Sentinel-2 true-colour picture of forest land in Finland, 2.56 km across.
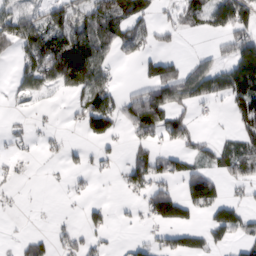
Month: February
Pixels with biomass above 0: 47%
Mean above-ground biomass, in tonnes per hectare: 52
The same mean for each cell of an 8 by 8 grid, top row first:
77 63 80 125 75 35 70 86
67 126 175 71 50 11 12 79
38 76 137 41 54 103 100 129
8 5 54 95 147 60 9 64
11 15 11 24 36 45 27 60
13 2 13 8 79 55 75 55
3 0 10 13 31 93 69 47
12 30 34 8 18 54 42 37
